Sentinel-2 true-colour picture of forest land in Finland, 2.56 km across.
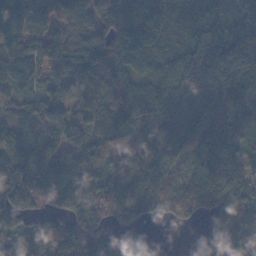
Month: November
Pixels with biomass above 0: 91%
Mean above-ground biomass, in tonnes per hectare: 125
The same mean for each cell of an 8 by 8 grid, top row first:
179 129 166 123 81 63 49 73
128 131 151 116 72 80 149 197
113 112 175 149 78 140 155 153
77 134 96 159 116 129 125 120
103 116 112 66 190 130 137 105
146 180 150 129 160 93 156 157
134 109 147 175 128 91 112 173
71 150 176 125 109 11 91 163
